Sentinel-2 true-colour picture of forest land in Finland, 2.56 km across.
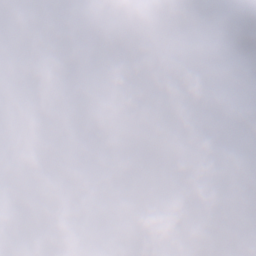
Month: January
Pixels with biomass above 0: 11%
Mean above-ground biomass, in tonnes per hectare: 12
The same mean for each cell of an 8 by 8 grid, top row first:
14 51 0 0 0 34 83 100
0 40 25 0 0 7 38 122
0 12 36 0 0 0 0 49
6 0 0 0 0 0 0 96
9 4 0 0 0 0 0 11
0 0 0 0 0 0 5 10
0 0 0 0 0 0 1 15
2 0 0 0 0 0 0 0
